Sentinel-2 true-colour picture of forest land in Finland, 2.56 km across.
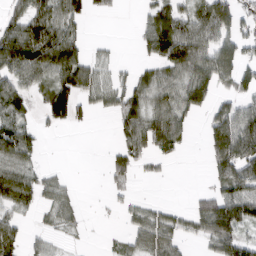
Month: March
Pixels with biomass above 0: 58%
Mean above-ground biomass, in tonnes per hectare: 56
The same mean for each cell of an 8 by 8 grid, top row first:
54 86 51 8 25 72 97 62
120 129 54 12 43 132 91 70
73 65 95 38 45 63 86 60
71 55 36 37 72 80 51 82
116 3 0 14 89 72 58 121
100 30 2 38 9 1 25 95
57 34 23 8 30 19 64 105
63 25 7 12 57 45 54 79
